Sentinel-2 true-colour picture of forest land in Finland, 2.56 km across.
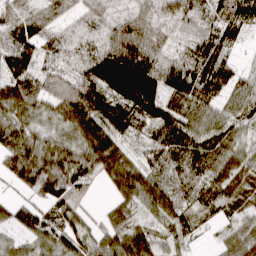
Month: March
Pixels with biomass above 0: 92%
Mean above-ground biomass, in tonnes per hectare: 77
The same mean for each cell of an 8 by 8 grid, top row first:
70 59 48 63 73 76 65 80
100 60 59 94 102 57 92 33
84 64 79 141 144 109 119 61
63 52 114 101 105 100 72 66
84 78 88 88 46 95 91 52
82 133 86 69 87 85 80 84
65 72 55 44 53 79 58 64
42 78 68 68 84 38 14 80
